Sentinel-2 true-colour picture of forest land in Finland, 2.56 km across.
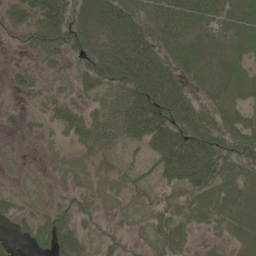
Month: May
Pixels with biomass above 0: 82%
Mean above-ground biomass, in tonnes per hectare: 49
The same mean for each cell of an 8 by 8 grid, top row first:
47 72 84 109 65 91 78 77
18 61 68 109 86 79 86 58
29 25 40 65 86 67 81 62
20 31 32 49 89 79 53 47
8 9 31 35 44 87 79 61
7 11 16 22 18 60 75 46
28 25 31 15 15 37 46 59
20 62 46 22 12 35 19 40
